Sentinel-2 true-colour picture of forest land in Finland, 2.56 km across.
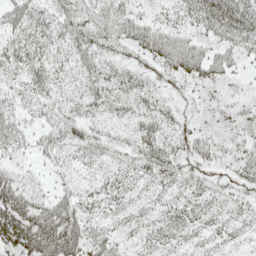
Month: May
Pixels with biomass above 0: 61%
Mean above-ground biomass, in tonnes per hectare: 21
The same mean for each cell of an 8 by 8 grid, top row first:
35 29 27 27 14 17 41 45
37 33 36 26 34 37 29 35
1 1 1 1 1 10 22 13
1 0 1 0 1 3 5 9
22 25 31 19 30 23 15 15
28 10 14 19 22 25 17 18
59 37 31 19 17 25 23 19
55 54 42 22 17 20 15 14
